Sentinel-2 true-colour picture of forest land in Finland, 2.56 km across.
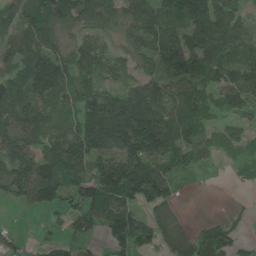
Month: June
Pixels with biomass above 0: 81%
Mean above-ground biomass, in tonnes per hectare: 84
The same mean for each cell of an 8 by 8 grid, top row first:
88 102 116 103 116 94 142 60
84 95 87 56 89 111 98 74
80 138 73 63 67 96 74 107
119 77 105 176 157 83 57 57
119 94 136 143 151 84 56 60
124 128 87 141 149 48 8 20
26 71 76 95 67 31 0 11
34 26 36 67 63 66 75 34
